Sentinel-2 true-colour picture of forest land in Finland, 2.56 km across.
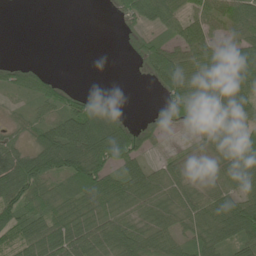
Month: June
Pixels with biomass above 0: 72%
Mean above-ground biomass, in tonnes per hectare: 52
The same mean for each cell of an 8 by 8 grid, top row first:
0 0 0 9 61 53 55 62
0 0 0 0 42 62 64 70
37 35 0 0 8 83 87 95
15 38 71 27 2 57 73 56
39 78 99 120 34 4 32 113
102 72 94 56 60 46 30 77
91 57 54 58 56 59 69 85
56 89 80 88 71 48 70 74
